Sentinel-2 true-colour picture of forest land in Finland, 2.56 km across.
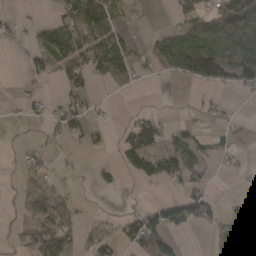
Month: March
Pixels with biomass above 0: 46%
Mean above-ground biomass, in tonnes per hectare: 40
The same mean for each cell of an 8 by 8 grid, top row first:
10 9 89 54 10 31 63 104
4 69 70 93 24 91 102 83
4 20 56 57 15 24 76 65
4 24 47 5 16 2 14 3
6 17 15 16 106 55 34 34
13 28 1 15 51 60 21 7
21 73 11 3 29 59 48 46
21 78 36 59 96 21 20 115
